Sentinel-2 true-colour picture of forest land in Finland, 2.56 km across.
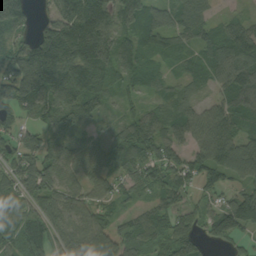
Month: September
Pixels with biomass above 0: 89%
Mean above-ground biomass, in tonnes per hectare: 90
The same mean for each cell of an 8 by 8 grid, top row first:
112 51 137 107 120 74 52 28
84 211 179 102 85 63 75 113
168 165 169 82 73 37 51 105
76 97 97 32 55 70 79 90
93 90 48 56 112 73 116 97
105 117 63 73 65 85 79 84
99 114 79 56 46 70 50 146
96 113 114 101 65 125 54 47
